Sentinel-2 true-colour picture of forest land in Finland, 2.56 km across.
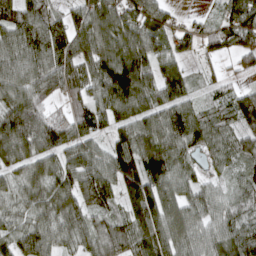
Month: April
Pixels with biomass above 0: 91%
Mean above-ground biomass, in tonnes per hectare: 93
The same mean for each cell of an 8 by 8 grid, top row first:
102 66 75 123 119 32 26 130
98 131 91 115 114 53 50 99
108 137 93 170 118 102 34 30
137 66 77 98 89 112 52 116
159 121 87 77 125 116 83 71
66 104 114 109 154 95 34 53
61 94 105 59 135 99 77 64
78 88 67 109 102 111 84 101
